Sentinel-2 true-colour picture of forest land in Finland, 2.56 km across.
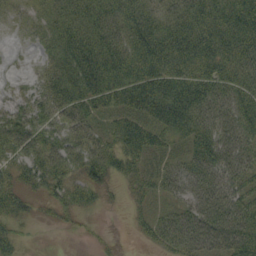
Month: September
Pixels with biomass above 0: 86%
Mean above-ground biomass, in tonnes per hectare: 49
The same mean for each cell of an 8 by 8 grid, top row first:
16 40 59 54 60 57 65 73
3 31 73 66 71 71 63 65
7 46 69 68 75 66 64 63
46 49 53 44 67 85 64 63
62 52 54 46 62 34 65 57
43 64 39 44 39 54 65 51
46 18 33 6 15 34 66 58
30 0 5 5 15 61 62 79
